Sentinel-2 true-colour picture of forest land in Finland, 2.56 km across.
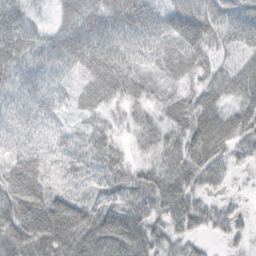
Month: October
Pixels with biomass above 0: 91%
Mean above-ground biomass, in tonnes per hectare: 39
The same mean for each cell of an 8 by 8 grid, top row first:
39 10 42 39 45 55 56 44
39 32 57 42 33 44 40 38
28 30 23 46 26 25 30 51
25 29 16 18 23 33 51 50
24 21 21 25 26 38 72 46
48 30 26 33 34 46 46 8
59 68 42 48 52 49 27 12
67 80 67 79 67 39 14 20
